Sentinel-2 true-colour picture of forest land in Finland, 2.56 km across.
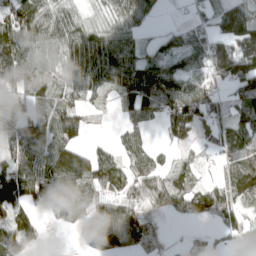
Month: April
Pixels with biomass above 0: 76%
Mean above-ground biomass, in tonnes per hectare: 74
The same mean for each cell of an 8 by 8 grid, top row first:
101 65 38 41 52 4 43 110
118 66 89 98 48 85 114 118
80 52 67 70 113 105 68 118
51 68 55 12 81 107 72 65
73 108 45 25 37 44 39 82
111 112 109 101 88 67 21 97
101 83 91 80 77 83 109 65
98 22 56 113 104 11 36 48
